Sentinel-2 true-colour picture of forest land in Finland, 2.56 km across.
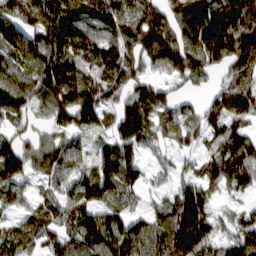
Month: March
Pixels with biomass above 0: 88%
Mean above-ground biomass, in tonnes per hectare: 100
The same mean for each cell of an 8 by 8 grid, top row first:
100 149 142 132 110 104 185 159
118 129 125 102 115 128 159 136
112 150 119 94 74 65 48 78
94 79 145 73 125 79 64 92
78 64 55 94 86 54 64 118
114 72 83 137 45 45 83 115
36 74 100 67 36 138 98 36
108 70 118 142 123 176 108 94
